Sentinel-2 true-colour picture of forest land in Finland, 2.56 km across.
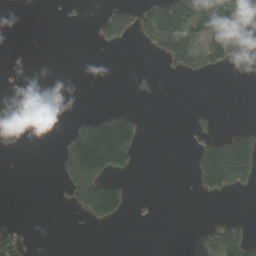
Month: August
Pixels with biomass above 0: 22%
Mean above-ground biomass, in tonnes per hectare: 38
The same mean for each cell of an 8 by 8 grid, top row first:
0 0 3 56 54 100 125 86
0 0 0 9 14 117 140 99
1 0 0 0 0 3 9 0
4 0 6 60 11 0 13 0
22 0 135 247 23 0 73 149
0 0 163 85 0 0 144 130
0 0 61 116 3 0 0 0
53 0 0 0 0 0 48 85
